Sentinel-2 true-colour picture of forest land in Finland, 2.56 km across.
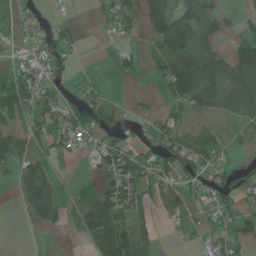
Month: June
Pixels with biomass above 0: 55%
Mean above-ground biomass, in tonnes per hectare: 49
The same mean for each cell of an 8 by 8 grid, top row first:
28 17 3 46 62 112 74 23
18 43 17 13 26 142 65 48
50 36 12 5 14 136 131 110
60 50 50 36 11 33 52 72
49 45 25 49 28 68 62 15
37 70 7 72 52 60 48 49
6 108 59 113 39 58 34 44
0 2 20 152 73 5 29 55
